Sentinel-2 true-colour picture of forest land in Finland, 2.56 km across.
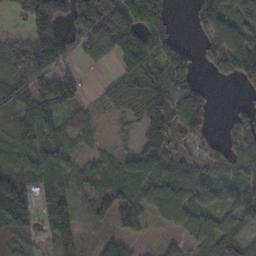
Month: November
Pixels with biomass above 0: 75%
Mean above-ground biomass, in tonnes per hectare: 86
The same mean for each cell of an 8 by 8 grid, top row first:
29 169 154 180 154 24 132 108
67 170 86 131 192 87 77 129
103 115 49 43 120 130 19 63
94 108 38 32 128 123 65 51
84 101 20 15 63 95 57 80
94 95 49 55 115 126 63 51
186 66 35 88 84 121 58 75
67 39 72 57 18 25 85 87
